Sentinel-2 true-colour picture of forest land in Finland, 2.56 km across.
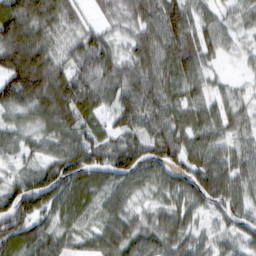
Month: February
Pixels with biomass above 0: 93%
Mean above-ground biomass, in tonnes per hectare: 78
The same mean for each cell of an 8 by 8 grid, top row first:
125 99 39 39 76 108 52 37
165 87 66 62 86 98 66 31
153 141 91 78 77 85 57 21
55 112 101 57 79 69 81 61
49 63 100 76 80 88 91 45
51 80 103 88 71 78 109 72
106 80 80 72 36 80 63 74
89 78 48 98 86 75 47 53
